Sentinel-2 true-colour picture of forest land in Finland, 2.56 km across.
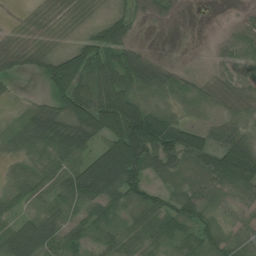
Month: July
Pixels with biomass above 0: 81%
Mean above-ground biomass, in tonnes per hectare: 50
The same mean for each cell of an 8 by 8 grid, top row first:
2 14 13 40 14 9 0 4
25 21 57 79 20 10 7 25
12 68 70 91 58 33 16 22
9 65 80 112 91 31 23 29
36 71 71 98 133 77 56 81
39 41 108 144 54 24 60 94
27 32 69 60 62 49 38 24
112 87 47 42 47 54 50 32
